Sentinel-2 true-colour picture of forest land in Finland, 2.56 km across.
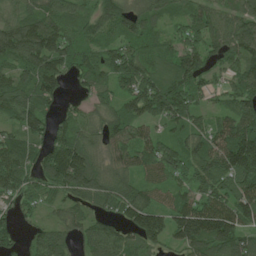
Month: June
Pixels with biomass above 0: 91%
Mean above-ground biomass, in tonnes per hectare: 95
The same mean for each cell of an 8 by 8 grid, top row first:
64 92 65 102 87 51 94 86
118 134 95 84 95 90 106 118
90 116 65 89 116 134 66 85
99 68 53 77 99 120 60 93
90 101 106 86 95 67 110 156
104 111 149 94 67 73 116 140
51 41 78 77 124 88 126 128
41 94 65 105 97 81 162 124
